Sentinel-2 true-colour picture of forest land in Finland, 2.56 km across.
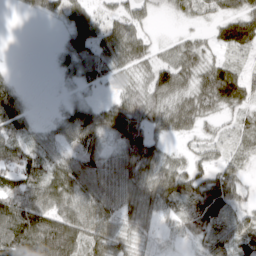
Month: March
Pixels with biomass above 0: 82%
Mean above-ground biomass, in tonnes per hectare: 48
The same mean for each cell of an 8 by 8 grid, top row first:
2 19 47 32 26 16 24 58
0 2 50 62 36 31 28 51
13 1 29 22 35 71 65 59
56 4 56 58 54 60 38 29
73 44 55 40 64 13 27 26
73 73 77 67 68 66 48 39
96 80 71 61 60 53 89 37
117 116 80 63 29 17 49 60
